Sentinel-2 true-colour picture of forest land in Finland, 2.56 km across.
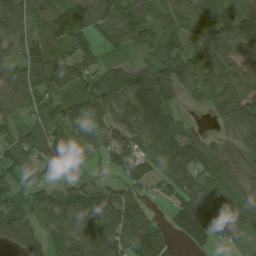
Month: August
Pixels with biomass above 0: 87%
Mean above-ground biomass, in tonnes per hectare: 82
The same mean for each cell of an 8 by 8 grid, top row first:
105 75 87 86 67 76 72 97
71 111 76 46 70 81 82 80
112 130 102 87 118 105 76 88
51 70 95 102 158 56 22 120
69 104 76 88 92 113 55 63
60 31 43 41 92 121 61 43
63 74 79 128 66 69 127 49
77 64 98 132 137 33 57 44
